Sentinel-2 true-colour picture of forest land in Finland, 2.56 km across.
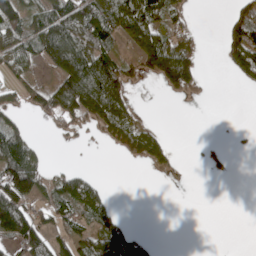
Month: May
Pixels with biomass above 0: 46%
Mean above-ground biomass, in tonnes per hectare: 51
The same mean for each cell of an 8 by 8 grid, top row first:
95 98 100 89 99 51 0 58
85 109 113 57 73 101 4 115
40 26 145 118 25 110 6 33
46 70 84 110 10 0 0 0
103 7 6 32 88 10 9 4
175 50 62 0 3 14 5 0
113 56 99 40 0 0 0 0
79 65 70 82 24 0 0 0
